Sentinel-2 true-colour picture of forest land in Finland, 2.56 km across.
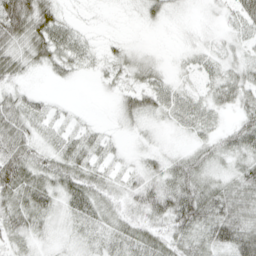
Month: April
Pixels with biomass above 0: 80%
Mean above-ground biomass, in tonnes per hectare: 31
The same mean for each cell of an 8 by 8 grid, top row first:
86 51 5 2 21 9 3 41
38 56 33 12 8 5 16 19
24 9 9 21 34 16 21 36
46 21 6 9 43 38 31 32
55 25 33 14 9 6 28 44
67 43 43 18 30 47 31 38
44 39 40 26 41 69 60 52
26 14 19 30 44 43 43 64
